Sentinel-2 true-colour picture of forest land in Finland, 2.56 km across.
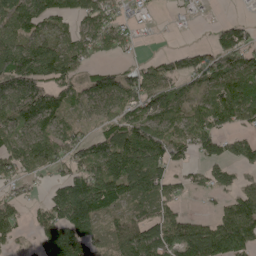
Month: May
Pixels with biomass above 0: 73%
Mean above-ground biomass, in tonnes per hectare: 88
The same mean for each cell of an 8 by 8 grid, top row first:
117 103 86 67 36 10 3 9
103 112 98 66 4 20 68 130
145 112 66 86 121 102 100 128
122 132 45 80 97 73 123 116
89 105 89 127 143 96 78 60
58 45 115 166 144 52 55 51
44 88 195 69 48 51 10 115
28 127 132 60 111 121 129 120
